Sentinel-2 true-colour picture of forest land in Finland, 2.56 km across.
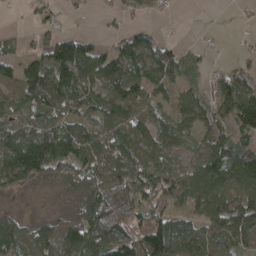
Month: April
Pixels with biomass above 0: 77%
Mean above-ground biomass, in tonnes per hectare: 73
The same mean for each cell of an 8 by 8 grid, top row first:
4 44 11 18 35 8 1 10
28 91 82 35 78 39 14 14
94 136 93 83 97 49 27 71
50 82 80 87 69 61 78 119
113 128 104 88 89 54 80 69
94 58 69 113 135 97 131 131
15 5 52 120 91 84 97 100
72 61 96 129 123 124 105 77
